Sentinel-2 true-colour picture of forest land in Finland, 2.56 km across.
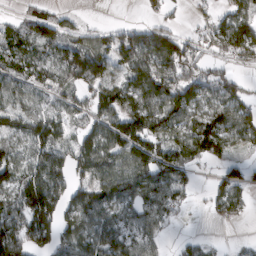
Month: March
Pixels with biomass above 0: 73%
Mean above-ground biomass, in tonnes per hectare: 80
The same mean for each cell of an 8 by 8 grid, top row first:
22 60 19 0 19 15 35 97
66 78 91 94 153 124 53 111
70 64 110 72 130 121 96 45
91 73 56 99 140 114 100 91
71 136 73 115 129 91 127 58
99 149 59 104 118 91 12 59
104 158 104 82 82 48 19 50
134 93 88 76 73 11 15 7
